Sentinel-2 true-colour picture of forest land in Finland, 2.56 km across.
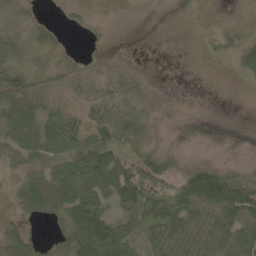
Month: May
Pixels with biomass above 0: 62%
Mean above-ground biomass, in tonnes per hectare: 42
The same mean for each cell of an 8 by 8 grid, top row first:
12 6 9 0 0 0 1 2
34 26 2 3 1 0 9 59
50 28 30 32 3 0 0 11
81 58 48 61 21 0 0 0
66 76 73 76 33 3 1 0
25 67 106 111 121 48 79 38
22 63 127 53 61 86 72 136
63 18 102 138 55 69 63 72
